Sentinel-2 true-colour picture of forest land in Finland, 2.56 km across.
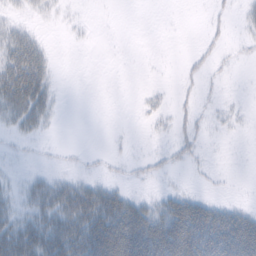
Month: February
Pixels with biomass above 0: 36%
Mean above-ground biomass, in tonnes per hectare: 20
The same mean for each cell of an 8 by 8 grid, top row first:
6 4 1 0 0 0 4 6
37 10 1 0 0 0 8 4
61 24 0 0 0 3 7 0
36 21 0 0 5 10 5 3
5 3 1 2 1 13 4 0
5 12 8 5 7 4 3 0
17 37 52 55 34 53 47 20
57 49 55 77 84 87 101 103
